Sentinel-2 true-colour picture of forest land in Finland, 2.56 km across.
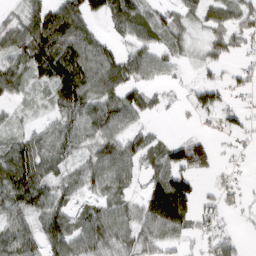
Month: March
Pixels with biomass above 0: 75%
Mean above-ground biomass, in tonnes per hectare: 60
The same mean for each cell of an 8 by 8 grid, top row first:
29 95 89 69 65 55 48 63
71 139 111 40 66 39 39 36
61 86 134 93 59 23 15 34
19 26 86 85 61 10 16 40
56 67 52 84 50 50 50 15
116 76 56 76 42 111 32 19
77 77 38 60 74 153 28 23
91 78 76 60 64 42 35 22
